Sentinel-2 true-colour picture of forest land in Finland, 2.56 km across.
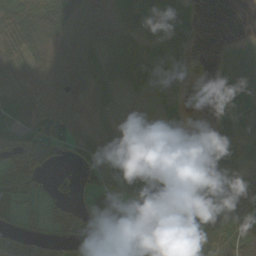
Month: September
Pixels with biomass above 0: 71%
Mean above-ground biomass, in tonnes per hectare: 36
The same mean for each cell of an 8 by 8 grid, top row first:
57 65 16 14 45 64 0 0
47 26 16 27 24 31 1 16
19 23 11 29 27 22 8 41
27 46 12 14 5 15 11 50
31 46 29 36 17 18 34 43
110 23 40 56 63 32 44 24
39 33 36 49 79 75 60 43
46 31 34 16 75 80 66 80
